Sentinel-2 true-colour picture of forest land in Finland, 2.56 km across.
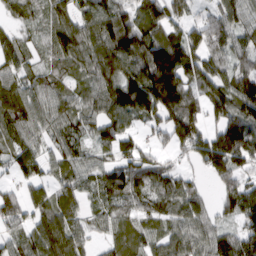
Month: March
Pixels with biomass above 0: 88%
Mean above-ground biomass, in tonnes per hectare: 94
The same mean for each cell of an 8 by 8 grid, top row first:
53 73 103 123 115 96 61 88
94 69 116 144 145 155 107 71
84 71 65 126 170 165 120 93
121 90 89 123 119 145 78 107
85 51 62 84 45 86 124 149
51 52 74 91 107 72 53 79
86 91 56 68 66 94 44 115
76 145 68 60 75 95 94 107
